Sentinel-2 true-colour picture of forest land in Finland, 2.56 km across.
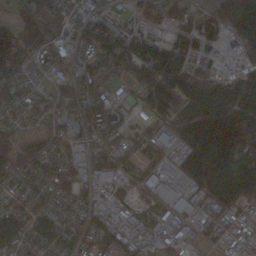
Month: November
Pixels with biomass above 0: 82%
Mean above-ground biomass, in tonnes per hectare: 82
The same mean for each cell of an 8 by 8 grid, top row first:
28 53 61 50 86 67 47 78
120 88 67 103 103 68 45 50
52 37 74 51 75 121 84 71
34 74 87 75 51 100 194 146
98 78 57 61 24 82 287 217
110 102 76 64 43 91 198 182
57 77 56 48 29 66 92 73
98 83 76 74 45 38 56 48
